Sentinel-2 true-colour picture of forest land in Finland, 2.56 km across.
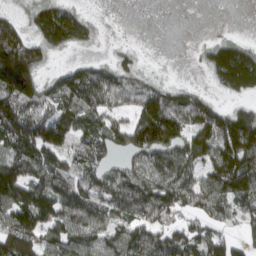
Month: March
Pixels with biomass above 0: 76%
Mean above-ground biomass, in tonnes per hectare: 96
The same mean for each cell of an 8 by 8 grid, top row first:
29 129 66 0 0 0 0 0
176 95 49 12 4 0 45 76
267 48 104 78 43 8 30 159
153 94 97 61 136 130 85 64
133 163 100 90 149 126 141 172
136 136 134 91 103 131 101 184
175 152 134 106 128 102 103 86
160 105 101 105 95 97 98 38
